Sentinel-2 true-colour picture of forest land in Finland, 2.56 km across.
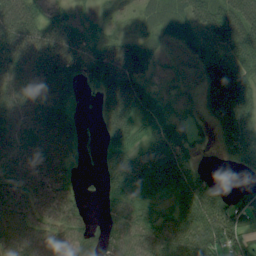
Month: August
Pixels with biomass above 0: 86%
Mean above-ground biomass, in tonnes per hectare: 64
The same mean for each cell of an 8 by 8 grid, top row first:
97 71 32 26 32 40 100 97
107 103 84 66 59 14 32 97
47 86 54 109 52 12 66 88
48 67 20 99 79 25 58 122
45 85 40 73 79 93 13 114
45 67 18 73 102 115 27 12
58 48 27 41 64 74 106 83
62 50 43 40 78 84 108 67
